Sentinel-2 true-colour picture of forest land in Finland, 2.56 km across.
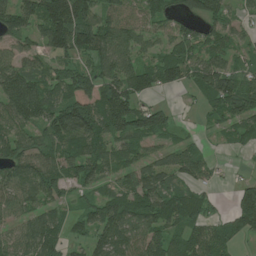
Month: July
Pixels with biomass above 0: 80%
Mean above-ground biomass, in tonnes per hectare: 79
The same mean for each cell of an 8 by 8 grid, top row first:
101 147 150 59 57 51 79 34
51 77 103 98 48 77 77 41
133 66 120 116 86 69 104 80
101 98 178 156 101 25 38 102
71 75 108 79 63 45 18 40
82 104 82 52 83 72 40 10
64 74 42 101 105 113 51 95
55 100 32 104 98 65 76 41
